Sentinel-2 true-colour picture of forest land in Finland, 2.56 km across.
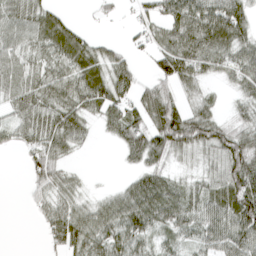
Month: April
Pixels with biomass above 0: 76%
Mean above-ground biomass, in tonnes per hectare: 54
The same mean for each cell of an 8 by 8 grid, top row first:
56 52 4 15 28 72 87 65
49 61 69 27 24 86 86 69
58 62 70 73 23 68 32 63
50 68 59 55 67 77 48 32
31 69 31 17 83 88 80 86
0 72 15 1 52 28 48 106
0 49 49 61 87 76 71 106
0 27 68 68 47 38 62 83
